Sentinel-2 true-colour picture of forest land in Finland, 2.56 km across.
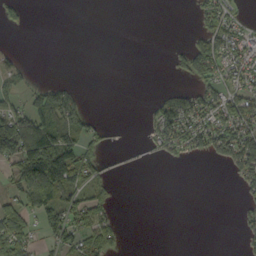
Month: September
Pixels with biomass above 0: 37%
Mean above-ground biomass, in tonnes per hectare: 37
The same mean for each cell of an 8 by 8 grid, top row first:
28 0 0 0 0 0 52 20
9 0 0 0 0 11 78 55
38 9 2 0 0 11 62 48
61 93 56 0 7 97 82 79
110 115 68 13 11 79 78 117
40 163 77 14 0 0 0 64
74 87 65 30 0 0 0 18
82 28 64 48 0 0 0 13
